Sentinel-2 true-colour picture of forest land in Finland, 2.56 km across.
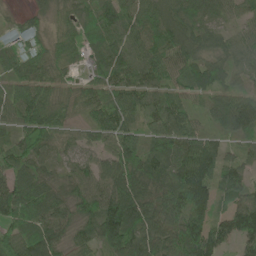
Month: June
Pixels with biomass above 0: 93%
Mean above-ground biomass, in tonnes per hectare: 73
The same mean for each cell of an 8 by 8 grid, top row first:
14 35 48 80 83 77 68 50
41 47 45 76 74 88 51 51
72 72 36 72 86 58 81 32
97 102 44 75 53 78 46 98
63 70 52 79 65 95 72 41
78 45 71 113 104 83 101 66
99 96 71 142 99 92 84 83
89 89 50 107 92 91 103 76
